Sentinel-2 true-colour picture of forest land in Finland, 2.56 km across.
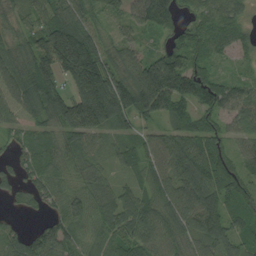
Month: August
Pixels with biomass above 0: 91%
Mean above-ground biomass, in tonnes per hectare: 92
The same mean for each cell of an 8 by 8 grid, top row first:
62 83 97 63 115 87 62 48
78 167 214 85 47 91 71 43
96 114 196 175 177 176 95 44
68 114 190 182 109 85 88 80
42 63 85 49 67 87 90 50
57 71 64 41 59 100 124 93
21 45 77 96 96 111 130 78
82 116 68 93 100 77 114 67
